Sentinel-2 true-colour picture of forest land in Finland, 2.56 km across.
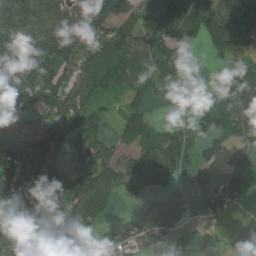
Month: August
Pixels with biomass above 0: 66%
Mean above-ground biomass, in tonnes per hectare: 75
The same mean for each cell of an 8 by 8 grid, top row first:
103 89 128 116 75 108 122 122
131 149 96 117 83 94 52 56
125 127 86 97 88 41 7 84
22 79 111 23 47 14 64 123
19 112 67 57 96 77 36 65
85 91 72 89 103 49 42 53
75 122 120 43 42 75 49 19
66 81 69 57 52 20 11 2
